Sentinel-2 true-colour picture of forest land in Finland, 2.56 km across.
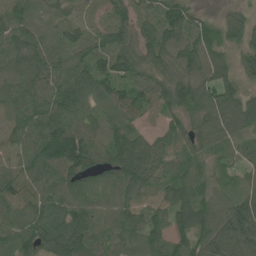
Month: June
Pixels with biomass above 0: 96%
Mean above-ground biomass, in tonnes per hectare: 85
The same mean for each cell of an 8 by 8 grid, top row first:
86 36 31 68 62 88 32 53
86 64 79 106 104 107 107 74
92 82 103 115 77 95 99 73
91 99 90 69 84 77 112 108
72 112 159 81 81 73 67 50
76 89 114 82 103 71 48 47
89 80 91 76 74 95 67 110
106 93 114 73 92 85 105 145
